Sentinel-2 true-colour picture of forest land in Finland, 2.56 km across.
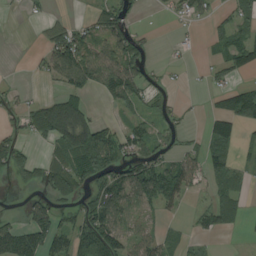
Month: August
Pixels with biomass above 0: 53%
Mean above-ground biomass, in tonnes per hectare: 51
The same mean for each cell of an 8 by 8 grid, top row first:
2 23 12 78 5 32 31 37
0 58 104 79 35 10 12 75
6 26 92 95 59 10 24 26
42 97 92 14 35 28 32 98
55 39 121 104 67 35 47 33
34 67 94 87 110 86 47 23
4 74 50 93 48 22 51 36
93 90 84 114 62 19 9 2
